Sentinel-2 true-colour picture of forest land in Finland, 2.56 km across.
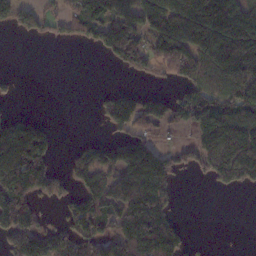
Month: November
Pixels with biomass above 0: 55%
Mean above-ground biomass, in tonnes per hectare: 98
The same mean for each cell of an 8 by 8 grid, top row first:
86 64 117 132 128 164 165 123
0 2 16 155 128 219 156 160
15 0 0 0 37 85 114 164
21 1 0 113 121 100 118 108
187 81 33 80 112 32 150 204
177 160 77 90 183 76 66 134
212 28 106 121 187 40 0 0
164 159 119 144 209 115 9 0
